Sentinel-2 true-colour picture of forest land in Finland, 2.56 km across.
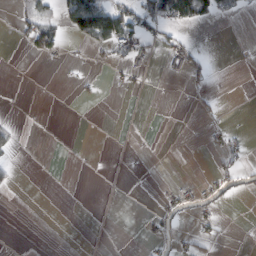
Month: February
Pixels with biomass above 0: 14%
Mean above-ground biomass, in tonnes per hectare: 10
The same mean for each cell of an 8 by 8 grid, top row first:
12 24 99 78 60 65 36 9
2 38 4 28 23 26 2 1
0 0 5 5 6 5 9 0
0 0 0 0 3 0 5 0
10 0 1 3 1 0 5 7
5 0 0 3 0 1 5 18
0 0 0 3 0 17 11 0
0 0 1 2 6 10 9 1
